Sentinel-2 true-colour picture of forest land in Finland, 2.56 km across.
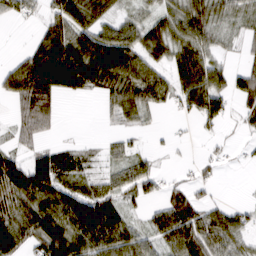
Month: March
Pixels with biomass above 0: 70%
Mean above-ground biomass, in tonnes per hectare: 55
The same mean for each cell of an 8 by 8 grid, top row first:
33 41 67 37 37 67 70 35
3 93 93 107 72 73 56 23
88 122 112 101 84 71 87 52
33 62 0 33 49 20 79 38
26 24 17 22 10 10 9 8
106 101 46 40 58 9 18 0
87 85 83 67 23 76 40 26
71 106 85 84 45 81 82 48
